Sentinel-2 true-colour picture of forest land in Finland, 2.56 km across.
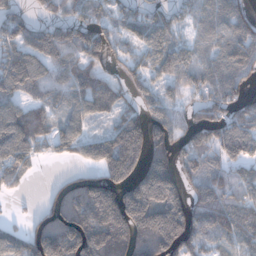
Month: January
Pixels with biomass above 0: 78%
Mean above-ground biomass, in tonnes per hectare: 110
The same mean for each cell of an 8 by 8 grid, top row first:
70 50 66 71 95 61 86 86
130 148 153 81 102 116 62 116
183 138 119 63 75 113 107 88
135 81 100 71 72 64 91 84
172 65 97 184 160 79 70 145
79 5 50 141 151 116 81 64
4 73 181 228 223 155 136 122
81 174 183 220 144 168 85 103
